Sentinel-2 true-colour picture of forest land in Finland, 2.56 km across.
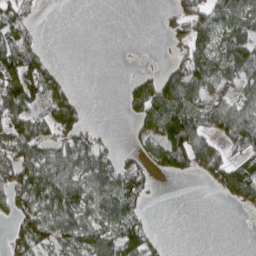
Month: April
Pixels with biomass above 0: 55%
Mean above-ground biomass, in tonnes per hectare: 49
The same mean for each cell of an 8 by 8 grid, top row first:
46 1 0 0 0 49 65 84
95 9 0 0 0 32 58 82
103 71 0 0 37 80 84 53
69 44 49 0 68 107 63 70
79 55 61 15 35 116 59 55
87 101 78 83 52 34 42 71
54 82 79 80 29 0 0 25
45 61 72 68 66 0 0 0
